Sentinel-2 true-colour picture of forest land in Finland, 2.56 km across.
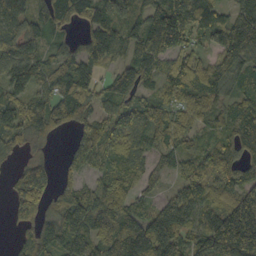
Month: October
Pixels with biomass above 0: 85%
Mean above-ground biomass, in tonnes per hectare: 99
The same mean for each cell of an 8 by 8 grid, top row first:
92 90 81 113 91 180 104 91
105 69 73 111 107 119 59 164
105 80 122 80 75 99 98 77
97 128 109 80 98 86 74 82
56 25 74 96 78 75 51 75
50 78 46 98 63 44 112 105
70 67 145 143 59 135 89 183
31 101 125 157 184 151 141 262
